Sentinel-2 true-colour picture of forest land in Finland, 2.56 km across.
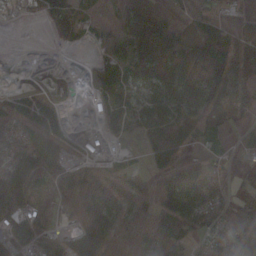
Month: November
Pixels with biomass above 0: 68%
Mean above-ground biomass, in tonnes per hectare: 62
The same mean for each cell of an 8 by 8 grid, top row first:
0 10 16 8 114 29 45 21
0 1 4 28 82 85 103 93
0 0 5 62 36 86 137 142
38 65 1 64 37 91 88 49
93 69 18 23 43 102 17 13
182 90 62 42 43 118 100 37
142 17 81 89 66 143 133 61
88 69 103 90 63 109 48 99
